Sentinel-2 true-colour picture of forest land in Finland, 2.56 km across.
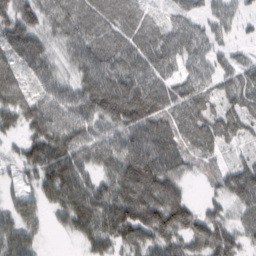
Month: February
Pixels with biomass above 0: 90%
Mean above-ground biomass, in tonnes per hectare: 74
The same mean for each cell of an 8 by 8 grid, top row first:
94 61 90 97 55 38 40 34
59 41 74 85 79 66 47 14
81 46 55 91 78 59 53 55
93 98 67 127 134 74 67 72
27 130 92 75 102 95 55 32
26 114 89 76 128 78 38 102
68 51 104 113 143 121 38 61
87 10 41 88 68 80 123 65
